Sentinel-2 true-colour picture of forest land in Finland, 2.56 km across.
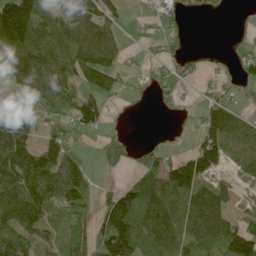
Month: June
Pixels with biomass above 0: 64%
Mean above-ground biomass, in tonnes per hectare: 65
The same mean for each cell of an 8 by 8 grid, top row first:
191 80 95 57 10 24 15 0
108 91 100 65 10 27 4 15
59 73 58 60 10 34 11 34
60 45 69 9 1 13 63 45
137 70 27 42 22 4 85 63
107 109 83 9 76 146 69 42
128 95 117 24 91 89 143 26
102 52 128 35 82 106 102 194
